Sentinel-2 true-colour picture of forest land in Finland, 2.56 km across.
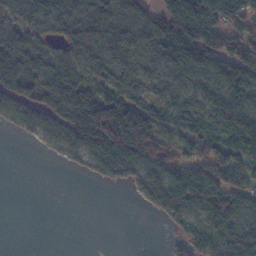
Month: November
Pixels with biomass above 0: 71%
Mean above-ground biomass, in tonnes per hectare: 77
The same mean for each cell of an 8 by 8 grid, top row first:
53 77 83 95 73 127 100 101
116 53 108 101 73 146 149 85
114 104 88 86 73 73 93 123
92 120 124 162 97 91 115 123
3 29 108 156 173 87 79 134
0 0 10 67 94 81 89 76
0 0 0 0 28 108 89 81
0 0 0 0 0 32 94 95
